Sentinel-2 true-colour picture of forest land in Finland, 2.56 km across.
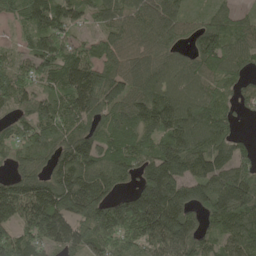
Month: May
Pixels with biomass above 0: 90%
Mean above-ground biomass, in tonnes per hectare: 129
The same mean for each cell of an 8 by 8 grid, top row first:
82 155 74 87 130 103 56 61
50 149 92 100 89 83 139 111
119 107 184 127 119 119 103 80
91 131 148 117 148 151 129 45
121 142 170 109 109 149 133 71
91 122 220 136 133 187 125 142
142 226 196 157 226 221 134 173
132 153 141 157 150 189 78 137
